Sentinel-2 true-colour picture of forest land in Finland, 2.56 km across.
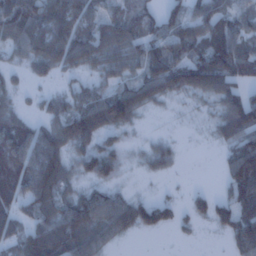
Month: January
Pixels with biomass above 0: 75%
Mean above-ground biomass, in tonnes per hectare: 62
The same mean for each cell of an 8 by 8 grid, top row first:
109 94 72 57 65 48 78 55
48 89 86 70 77 62 106 71
16 27 28 43 76 94 108 60
44 38 87 122 34 8 25 116
108 91 67 38 19 17 7 71
106 118 49 48 13 9 0 117
57 79 89 77 62 32 54 98
59 109 86 30 3 7 2 102
